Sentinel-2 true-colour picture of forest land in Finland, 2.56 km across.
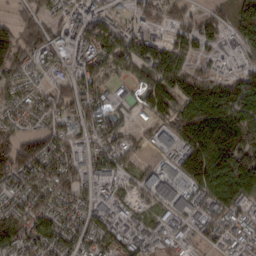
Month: February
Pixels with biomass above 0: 82%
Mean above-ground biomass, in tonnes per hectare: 82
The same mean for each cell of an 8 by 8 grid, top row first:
28 53 61 50 86 67 47 78
120 88 67 103 103 68 45 50
52 37 74 51 75 121 84 71
34 74 87 75 51 100 194 146
98 78 57 61 24 82 287 217
110 102 76 64 43 91 198 182
57 77 56 48 29 66 92 73
98 83 76 74 45 38 56 48
